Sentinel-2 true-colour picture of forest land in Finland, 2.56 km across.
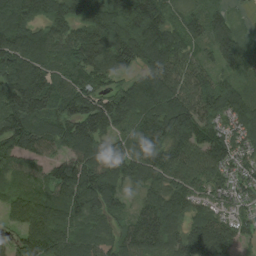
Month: August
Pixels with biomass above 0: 94%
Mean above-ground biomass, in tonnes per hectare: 115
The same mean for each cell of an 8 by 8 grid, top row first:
130 126 134 179 192 61 109 22
163 130 149 179 170 110 75 113
185 140 126 74 104 105 90 79
169 98 147 154 119 159 123 114
123 88 131 101 115 122 126 79
82 77 170 129 103 113 96 72
81 106 102 77 83 103 69 57
51 160 104 79 143 100 192 82
